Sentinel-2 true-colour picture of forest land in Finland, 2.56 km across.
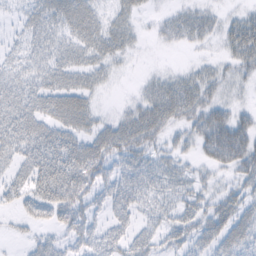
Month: February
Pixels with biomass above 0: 70%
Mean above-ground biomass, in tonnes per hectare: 29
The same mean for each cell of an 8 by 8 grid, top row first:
10 34 47 19 9 18 17 16
17 27 35 34 4 9 7 41
25 32 28 9 8 24 28 22
41 44 56 6 38 39 45 25
38 52 40 45 36 16 54 78
24 54 50 26 34 28 12 30
16 44 38 30 20 25 29 36
6 19 28 34 26 24 30 40
